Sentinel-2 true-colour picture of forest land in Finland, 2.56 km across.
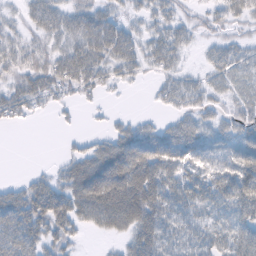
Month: February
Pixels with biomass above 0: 76%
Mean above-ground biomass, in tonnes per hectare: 41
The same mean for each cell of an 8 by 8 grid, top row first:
16 49 46 28 23 25 18 28
33 30 58 59 33 37 16 26
35 48 52 25 11 28 21 28
30 10 8 8 6 28 27 33
0 0 12 58 78 74 53 66
3 21 79 108 92 47 46 81
66 76 61 105 87 39 40 64
67 42 11 17 62 35 37 55
